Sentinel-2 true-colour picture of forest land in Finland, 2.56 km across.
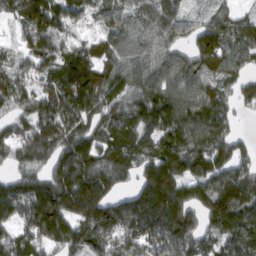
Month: March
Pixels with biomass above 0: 90%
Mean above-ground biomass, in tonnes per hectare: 129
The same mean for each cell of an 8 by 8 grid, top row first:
82 155 74 87 130 103 56 61
50 149 92 100 89 83 139 111
119 107 184 127 119 119 103 80
91 131 148 117 148 151 129 45
121 142 170 109 109 149 133 71
91 122 220 136 133 187 125 142
142 226 196 157 226 221 134 173
132 153 141 157 150 189 78 137
